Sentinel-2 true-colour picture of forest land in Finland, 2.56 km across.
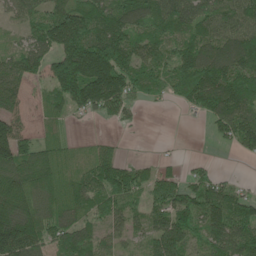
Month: May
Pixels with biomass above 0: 80%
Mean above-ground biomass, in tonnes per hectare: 98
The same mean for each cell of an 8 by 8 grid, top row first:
59 105 145 123 123 106 102 109
57 105 188 184 94 84 115 145
100 82 194 172 95 98 171 156
79 55 49 72 16 8 109 126
134 62 17 31 2 7 6 77
174 128 60 126 74 55 71 12
151 129 77 80 61 133 149 103
198 107 108 56 54 142 99 137
